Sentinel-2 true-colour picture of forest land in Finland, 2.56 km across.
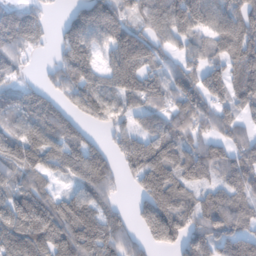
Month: February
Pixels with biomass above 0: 83%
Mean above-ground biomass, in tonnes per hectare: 92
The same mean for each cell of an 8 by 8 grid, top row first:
96 29 84 112 86 134 115 110
89 21 117 108 114 50 75 125
45 29 89 85 98 84 94 110
95 107 63 70 68 99 84 65
103 109 95 41 98 101 79 59
97 66 103 68 113 115 73 108
149 111 114 54 100 113 77 97
141 149 149 107 68 93 87 105
